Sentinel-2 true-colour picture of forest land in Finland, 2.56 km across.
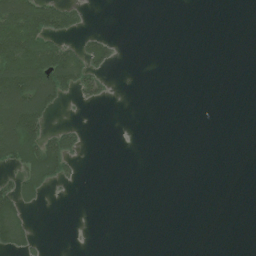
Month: July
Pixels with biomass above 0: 20%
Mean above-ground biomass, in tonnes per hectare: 27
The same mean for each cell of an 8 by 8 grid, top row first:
128 107 28 0 0 0 0 0
138 89 43 34 0 0 0 0
162 146 83 11 0 0 0 0
174 78 1 0 0 0 0 0
147 81 19 0 0 0 0 0
34 73 8 0 0 0 0 0
79 3 0 0 0 0 0 0
73 3 0 0 0 0 0 0
